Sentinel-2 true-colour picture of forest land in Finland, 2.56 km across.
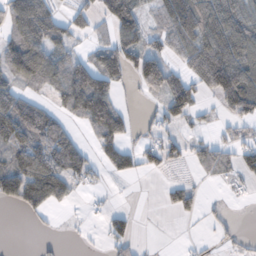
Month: November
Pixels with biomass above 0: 55%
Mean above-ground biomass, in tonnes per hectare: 56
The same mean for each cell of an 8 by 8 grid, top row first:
103 98 38 93 48 98 116 82
98 96 30 78 80 49 116 112
65 79 106 70 82 53 91 117
134 63 88 116 9 72 18 61
87 116 45 61 28 40 25 41
104 130 60 19 18 4 14 33
26 43 4 16 0 31 10 2
0 6 7 40 3 1 9 13
